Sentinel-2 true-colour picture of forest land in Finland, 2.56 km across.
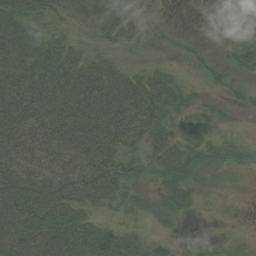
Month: August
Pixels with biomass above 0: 67%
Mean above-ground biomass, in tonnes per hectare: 40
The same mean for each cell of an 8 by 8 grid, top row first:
55 32 28 57 7 0 26 50
76 57 18 10 3 5 5 36
79 86 84 66 41 18 12 9
72 80 79 96 69 24 3 8
74 72 76 60 34 32 25 15
68 60 70 59 16 34 3 2
78 73 50 18 8 25 1 0
67 81 81 44 19 9 8 0
